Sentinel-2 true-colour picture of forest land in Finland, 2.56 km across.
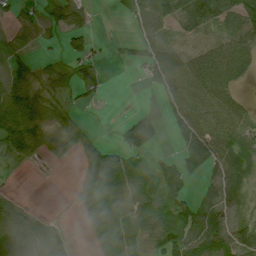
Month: July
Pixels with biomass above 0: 67%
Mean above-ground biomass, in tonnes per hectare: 40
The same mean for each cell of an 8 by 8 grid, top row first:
26 23 40 0 29 46 77 68
25 6 43 8 28 24 40 67
49 34 63 2 26 80 95 39
96 55 27 0 24 42 72 42
87 32 31 22 51 20 76 56
3 0 26 92 49 62 25 31
35 2 16 38 35 55 55 12
59 43 1 46 30 59 65 53
